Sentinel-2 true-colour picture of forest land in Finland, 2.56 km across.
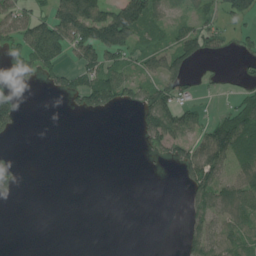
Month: July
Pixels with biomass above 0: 42%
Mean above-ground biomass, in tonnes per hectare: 52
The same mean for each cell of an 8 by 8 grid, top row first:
95 85 227 164 141 30 48 94
57 167 109 156 53 86 74 21
18 38 68 100 59 100 12 22
57 0 34 27 74 104 23 77
2 0 0 0 21 78 120 99
30 0 0 0 1 8 123 65
0 0 0 0 0 0 85 89
0 0 0 0 0 2 102 82
